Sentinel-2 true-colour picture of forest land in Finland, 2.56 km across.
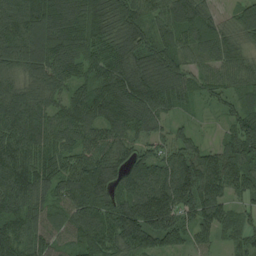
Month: August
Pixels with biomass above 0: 96%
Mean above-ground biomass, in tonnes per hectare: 105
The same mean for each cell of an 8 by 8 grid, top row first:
122 155 113 112 81 122 68 79
123 146 109 91 99 103 76 60
89 100 80 136 134 108 76 79
127 101 107 119 121 48 27 82
126 114 91 104 69 85 50 122
134 111 144 113 125 165 158 101
91 84 123 108 200 146 128 50
99 86 103 129 130 91 63 60
